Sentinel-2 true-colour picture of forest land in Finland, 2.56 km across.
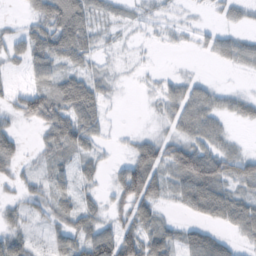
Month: October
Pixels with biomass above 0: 61%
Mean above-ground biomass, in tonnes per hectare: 29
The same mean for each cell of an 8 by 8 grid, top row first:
2 49 56 12 6 4 3 12
21 53 46 6 3 5 16 33
3 38 39 12 3 17 12 2
24 56 61 4 2 35 43 22
23 27 36 6 36 41 36 8
17 26 20 18 96 44 84 38
16 20 30 24 46 13 56 46
34 16 43 75 66 29 49 17
